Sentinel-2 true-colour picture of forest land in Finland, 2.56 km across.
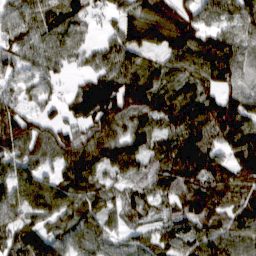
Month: March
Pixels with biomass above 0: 92%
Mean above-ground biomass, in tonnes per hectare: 99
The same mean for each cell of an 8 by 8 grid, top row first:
73 99 76 43 129 117 57 84
91 87 57 78 103 125 128 90
66 52 39 121 115 79 94 69
104 42 134 182 138 150 140 129
137 119 125 122 90 115 108 127
103 72 152 66 86 133 123 91
97 110 103 66 79 83 122 104
98 125 81 58 62 83 117 109
